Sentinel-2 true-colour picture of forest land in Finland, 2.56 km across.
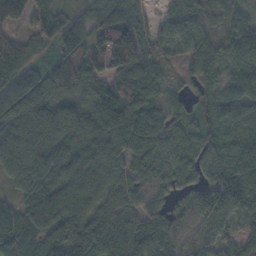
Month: November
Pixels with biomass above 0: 95%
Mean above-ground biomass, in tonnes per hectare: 94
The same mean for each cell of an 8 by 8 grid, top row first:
79 104 48 85 41 58 77 57
115 48 117 205 104 57 104 104
92 105 123 104 93 35 87 105
105 103 81 126 109 48 75 108
106 114 113 104 101 72 75 112
80 123 108 93 85 91 83 123
78 140 94 93 73 60 147 88
93 110 135 109 118 67 64 73
